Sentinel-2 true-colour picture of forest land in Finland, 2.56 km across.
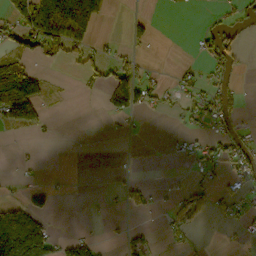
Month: October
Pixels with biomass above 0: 26%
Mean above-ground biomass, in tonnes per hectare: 27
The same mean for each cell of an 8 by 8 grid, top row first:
21 18 10 0 10 1 7 28
49 49 34 13 8 0 41 35
103 17 17 85 45 19 28 13
100 9 0 47 29 15 52 20
3 1 1 0 0 9 34 45
4 1 0 2 2 2 26 37
60 36 0 6 30 30 35 28
233 104 7 3 23 17 2 9
